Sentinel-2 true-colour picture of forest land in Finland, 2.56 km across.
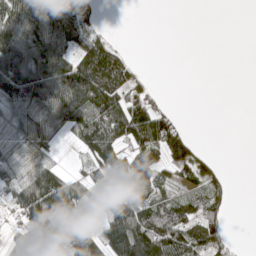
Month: May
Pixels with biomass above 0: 58%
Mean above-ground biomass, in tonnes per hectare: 66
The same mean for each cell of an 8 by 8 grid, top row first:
108 142 78 0 0 0 0 0
132 125 79 79 0 0 0 0
122 131 138 141 29 0 0 0
96 104 116 115 112 23 0 0
83 73 58 107 117 104 4 0
67 95 26 68 85 39 62 0
55 133 46 57 93 96 75 0
46 83 118 131 168 150 115 6
